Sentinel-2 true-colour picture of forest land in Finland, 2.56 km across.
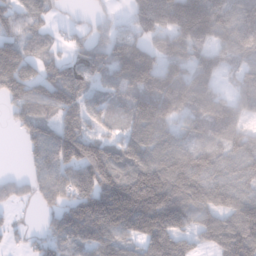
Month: January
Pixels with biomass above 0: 82%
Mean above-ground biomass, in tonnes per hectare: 122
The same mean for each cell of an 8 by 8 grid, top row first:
86 51 13 33 160 207 186 129
105 58 56 130 95 102 105 116
176 130 114 67 133 125 95 67
77 82 141 48 128 101 113 78
9 215 231 100 120 84 80 104
40 156 181 201 210 153 118 107
35 73 213 304 284 182 113 137
22 105 139 132 157 153 98 224
